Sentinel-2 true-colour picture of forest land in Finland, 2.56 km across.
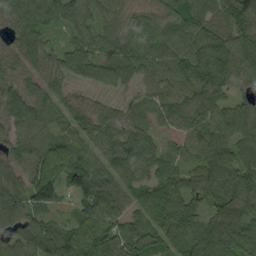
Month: September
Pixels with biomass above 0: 94%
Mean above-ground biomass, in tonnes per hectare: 74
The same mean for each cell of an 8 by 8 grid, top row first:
65 85 62 53 37 78 89 91
57 56 64 71 56 93 99 89
51 62 45 58 54 80 101 62
68 64 54 47 54 76 80 73
46 79 75 74 74 34 81 78
54 133 133 80 63 58 80 89
79 75 62 83 71 97 62 80
60 98 100 107 95 69 117 95
